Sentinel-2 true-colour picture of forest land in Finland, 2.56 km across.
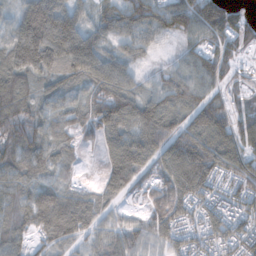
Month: November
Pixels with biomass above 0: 90%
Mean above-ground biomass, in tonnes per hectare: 95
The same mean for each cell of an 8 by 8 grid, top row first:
81 185 76 103 137 136 180 71
123 169 148 63 60 21 80 83
100 81 101 138 39 97 86 42
121 72 76 156 140 93 118 69
104 89 45 70 117 133 130 103
84 65 16 105 64 139 143 108
104 124 94 53 42 121 96 86
76 66 64 70 64 71 69 102
